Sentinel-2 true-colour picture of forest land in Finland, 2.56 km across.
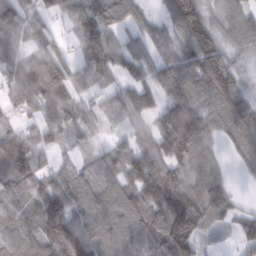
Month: February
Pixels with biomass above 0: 89%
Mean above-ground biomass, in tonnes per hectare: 92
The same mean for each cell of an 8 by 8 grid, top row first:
97 68 88 104 63 120 92 120
61 64 65 96 83 100 133 80
92 132 68 56 74 149 166 68
57 86 70 44 67 149 93 139
135 58 37 37 62 173 83 104
92 78 72 82 133 88 110 22
68 125 83 104 128 148 108 35
79 119 139 91 106 167 23 51
